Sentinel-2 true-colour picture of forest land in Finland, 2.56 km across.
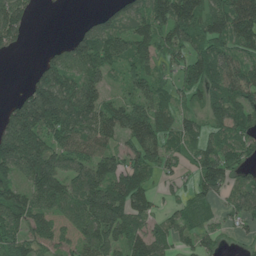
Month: June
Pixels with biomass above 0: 79%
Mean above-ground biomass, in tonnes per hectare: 76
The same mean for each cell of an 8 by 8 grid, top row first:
88 0 6 53 85 118 87 119
30 22 93 100 81 68 80 71
0 105 83 33 89 51 95 93
106 168 108 77 96 65 69 87
171 87 86 52 93 44 62 67
76 144 86 111 68 34 94 46
106 85 95 142 62 34 47 66
77 65 61 81 86 49 47 20
